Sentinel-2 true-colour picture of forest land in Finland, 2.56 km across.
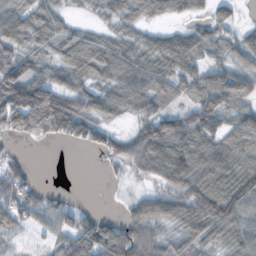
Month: October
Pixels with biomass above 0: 77%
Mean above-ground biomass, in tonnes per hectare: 63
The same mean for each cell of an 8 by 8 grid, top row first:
71 62 13 42 59 40 42 16
65 50 94 60 49 27 54 65
67 71 66 74 77 62 82 82
127 155 97 56 60 54 92 65
9 12 39 51 106 117 86 75
63 0 0 9 30 94 112 93
69 43 30 1 70 83 111 83
16 28 111 118 94 38 58 68
